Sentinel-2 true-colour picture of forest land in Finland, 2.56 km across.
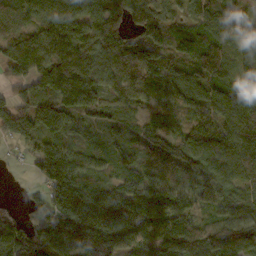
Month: October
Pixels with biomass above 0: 91%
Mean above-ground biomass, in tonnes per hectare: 114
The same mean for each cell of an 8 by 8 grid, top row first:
100 128 128 101 91 39 116 120
138 172 146 138 108 74 123 88
76 143 167 121 140 103 97 103
115 141 100 65 61 61 49 125
62 79 64 75 91 105 73 133
2 148 123 80 102 82 116 110
39 115 227 163 173 158 73 94
176 184 235 227 137 172 109 114
